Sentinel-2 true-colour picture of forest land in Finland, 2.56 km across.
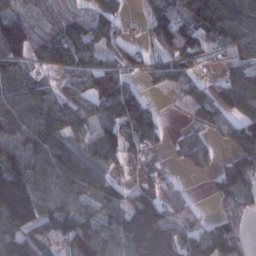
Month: January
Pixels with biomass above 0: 79%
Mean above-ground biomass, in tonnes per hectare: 89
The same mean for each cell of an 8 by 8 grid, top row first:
84 66 40 60 43 128 196 163
139 79 111 82 44 129 70 100
108 32 90 124 46 62 43 117
130 116 91 123 91 6 68 85
130 143 70 75 66 21 42 82
167 113 118 48 44 19 40 124
235 104 78 88 155 87 11 67
120 97 109 84 87 77 90 55
